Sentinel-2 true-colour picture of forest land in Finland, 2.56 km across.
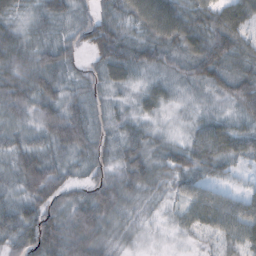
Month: October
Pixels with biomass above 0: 94%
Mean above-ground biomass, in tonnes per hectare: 48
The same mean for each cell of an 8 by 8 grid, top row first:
31 44 28 45 85 88 58 77
71 46 35 75 55 55 80 57
64 60 28 39 20 22 51 59
47 55 49 24 28 12 21 34
41 49 53 36 49 30 87 62
47 79 20 46 60 47 39 15
53 70 65 58 25 24 73 62
55 92 77 27 12 9 19 55
